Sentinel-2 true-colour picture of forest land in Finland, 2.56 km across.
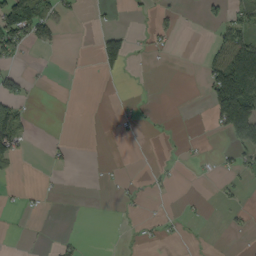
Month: September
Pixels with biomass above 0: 18%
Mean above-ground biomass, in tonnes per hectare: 23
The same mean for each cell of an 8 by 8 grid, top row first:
118 60 8 4 6 14 20 47
52 24 0 76 8 6 19 108
42 2 0 5 0 0 60 233
67 0 0 2 8 0 29 193
59 10 0 0 0 3 2 70
9 2 0 6 2 4 2 21
5 3 0 1 6 1 4 11
0 2 11 0 6 6 1 1
